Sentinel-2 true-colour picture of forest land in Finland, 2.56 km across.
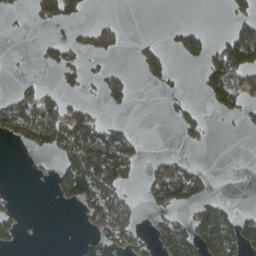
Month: March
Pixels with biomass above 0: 32%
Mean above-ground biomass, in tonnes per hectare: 29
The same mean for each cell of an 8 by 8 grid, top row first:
7 39 21 3 0 0 0 31
0 20 23 19 16 19 40 113
6 4 19 32 12 9 62 65
70 58 35 7 0 12 9 32
20 50 93 97 12 2 5 0
0 4 96 71 10 78 18 0
10 0 25 63 9 38 47 14
20 0 13 54 12 72 55 63
